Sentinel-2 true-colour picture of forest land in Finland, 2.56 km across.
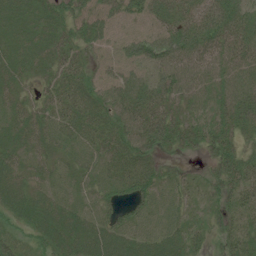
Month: July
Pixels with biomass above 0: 89%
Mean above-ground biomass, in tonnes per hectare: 37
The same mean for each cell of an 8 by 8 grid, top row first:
32 34 32 31 33 47 42 49
35 35 31 22 37 53 49 47
29 25 42 29 33 47 39 43
32 32 46 40 49 29 33 52
32 34 38 43 46 33 39 34
39 28 29 37 43 20 22 60
39 42 32 34 37 26 20 40
23 37 55 53 40 37 25 39
